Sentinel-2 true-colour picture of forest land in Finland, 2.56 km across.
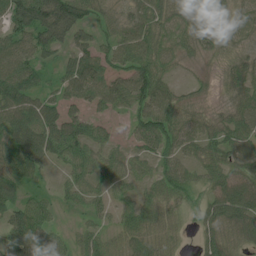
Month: July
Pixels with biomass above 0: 85%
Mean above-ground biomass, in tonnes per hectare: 54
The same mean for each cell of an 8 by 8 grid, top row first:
76 109 72 31 61 58 62 47
69 62 53 55 75 52 35 33
90 28 80 60 91 24 13 50
91 70 38 33 71 63 26 49
82 89 65 33 42 61 53 63
66 18 47 45 37 60 45 64
61 35 27 33 57 41 44 95
87 66 31 34 57 29 42 44
